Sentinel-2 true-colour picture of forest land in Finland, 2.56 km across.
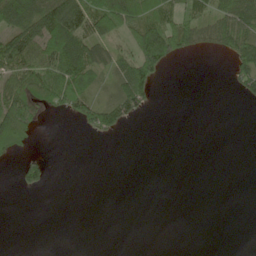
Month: May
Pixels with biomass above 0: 36%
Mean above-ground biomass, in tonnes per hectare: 31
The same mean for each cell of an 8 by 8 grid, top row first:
83 98 99 108 78 57 55 75
85 74 84 49 89 69 29 66
63 88 77 34 76 0 0 43
110 24 50 67 25 0 0 0
57 0 0 3 0 0 0 0
21 29 0 0 0 0 0 0
0 0 0 0 0 0 0 0
0 0 0 0 0 0 0 0
